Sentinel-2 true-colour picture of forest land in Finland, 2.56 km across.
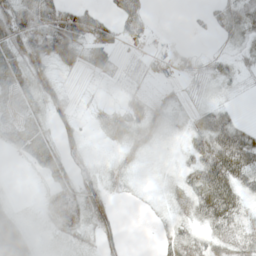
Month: May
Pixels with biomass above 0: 72%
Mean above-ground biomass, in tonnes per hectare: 32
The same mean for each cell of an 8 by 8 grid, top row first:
67 62 56 26 26 0 16 39
67 80 65 49 26 23 4 18
44 53 6 12 22 21 26 12
23 38 12 22 52 17 35 7
22 28 25 16 37 8 62 77
1 22 34 22 7 13 80 75
10 30 59 34 6 21 67 41
38 9 19 28 0 42 37 49
